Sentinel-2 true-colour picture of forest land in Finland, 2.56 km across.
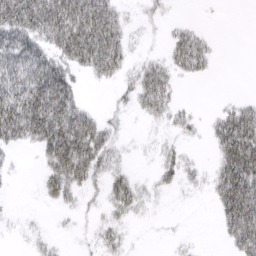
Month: March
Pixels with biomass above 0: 53%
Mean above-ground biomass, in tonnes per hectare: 33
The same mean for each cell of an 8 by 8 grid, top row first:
82 81 79 52 10 3 1 0
64 45 87 67 7 35 25 0
73 81 18 26 45 23 8 0
92 89 50 12 22 20 6 44
29 59 84 33 4 12 13 91
4 32 54 32 8 24 17 94
2 6 14 27 14 1 4 90
2 10 5 23 1 5 0 58
